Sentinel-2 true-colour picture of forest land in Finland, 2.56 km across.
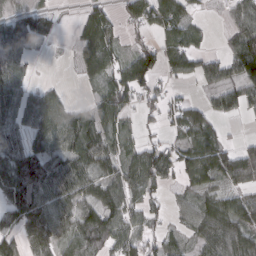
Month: March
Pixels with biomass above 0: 71%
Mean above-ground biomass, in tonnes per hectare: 55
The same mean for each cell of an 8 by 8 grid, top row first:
44 44 21 35 75 79 8 52
71 23 47 56 58 72 19 84
65 6 20 62 79 33 41 76
69 75 34 76 36 47 43 43
64 65 70 47 40 36 71 25
99 89 70 30 76 40 61 76
77 79 55 67 54 21 53 65
51 86 75 78 52 27 59 67
